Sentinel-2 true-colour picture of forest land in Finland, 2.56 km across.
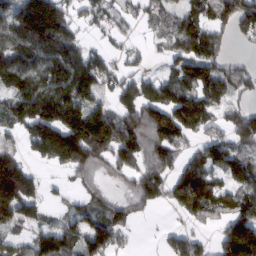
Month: March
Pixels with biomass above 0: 73%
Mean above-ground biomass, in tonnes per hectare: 111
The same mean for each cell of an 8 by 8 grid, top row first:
135 236 63 65 47 73 87 137
135 139 93 32 28 81 120 11
137 142 182 70 98 130 156 109
120 170 170 106 150 180 128 110
55 209 253 193 118 115 96 87
230 19 71 49 127 107 126 104
215 47 36 49 55 80 147 126
69 132 100 102 3 79 32 240
